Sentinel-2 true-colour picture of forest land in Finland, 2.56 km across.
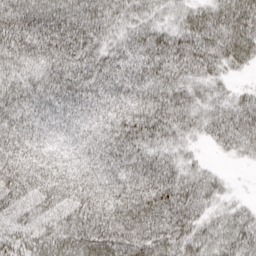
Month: April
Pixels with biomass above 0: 95%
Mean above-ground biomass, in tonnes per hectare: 51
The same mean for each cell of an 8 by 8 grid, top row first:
64 64 65 46 35 34 57 69
57 66 68 39 52 64 68 64
45 56 59 50 55 54 41 10
47 41 41 44 65 60 38 50
46 36 41 57 59 36 16 40
60 50 44 40 59 55 34 2
50 51 66 62 77 76 36 27
45 51 70 80 66 60 52 57
